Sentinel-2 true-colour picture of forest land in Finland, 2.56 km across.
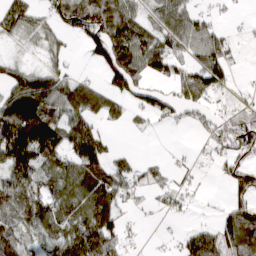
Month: March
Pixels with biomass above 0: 66%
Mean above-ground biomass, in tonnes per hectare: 68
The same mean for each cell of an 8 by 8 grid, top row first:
78 43 118 117 48 81 29 6
17 48 22 156 103 55 112 19
66 80 44 81 71 76 90 5
132 103 96 44 48 49 51 54
173 136 130 22 1 2 27 108
92 61 98 93 35 20 2 109
96 80 66 98 12 18 2 88
126 60 127 97 6 17 106 103
